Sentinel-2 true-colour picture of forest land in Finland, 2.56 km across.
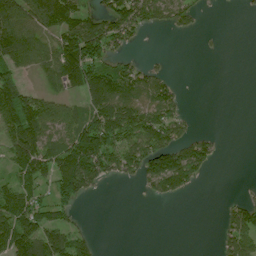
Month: July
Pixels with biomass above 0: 52%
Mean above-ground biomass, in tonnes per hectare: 74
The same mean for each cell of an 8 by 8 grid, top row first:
141 136 105 110 111 80 6 5
138 88 174 84 8 0 6 0
63 51 139 155 95 19 0 0
153 99 64 162 117 71 0 0
125 101 154 122 130 106 58 0
77 77 189 61 110 181 22 0
135 82 22 0 1 1 0 78
153 137 62 0 0 0 0 149
